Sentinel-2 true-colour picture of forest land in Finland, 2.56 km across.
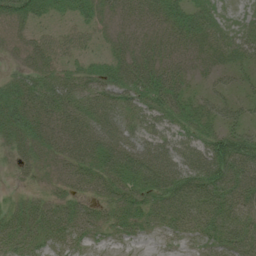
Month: July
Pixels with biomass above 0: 85%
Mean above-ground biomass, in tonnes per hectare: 41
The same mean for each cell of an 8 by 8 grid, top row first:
48 30 32 28 34 48 44 17
19 47 32 25 40 39 43 37
32 45 40 53 61 43 18 18
49 51 47 45 43 50 35 25
35 36 49 52 42 44 60 63
10 26 36 55 66 62 76 65
30 45 36 38 45 57 61 48
51 39 25 14 10 15 36 52
